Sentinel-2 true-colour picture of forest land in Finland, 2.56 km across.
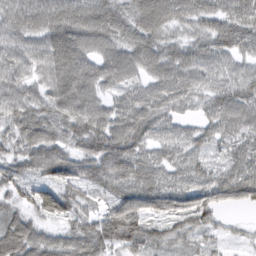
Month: March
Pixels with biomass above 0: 95%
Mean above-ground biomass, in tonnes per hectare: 70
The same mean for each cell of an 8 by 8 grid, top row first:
84 100 96 85 85 66 63 70
65 89 99 74 83 57 60 54
75 72 99 65 51 75 59 77
74 72 90 63 76 43 45 79
59 87 68 107 58 47 39 57
59 67 85 88 70 47 47 81
52 81 70 66 82 75 79 41
122 63 89 92 84 44 30 17
